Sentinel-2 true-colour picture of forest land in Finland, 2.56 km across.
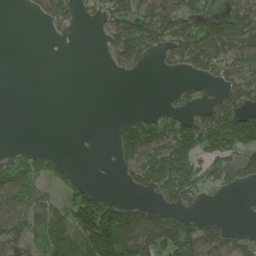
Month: June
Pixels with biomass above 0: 49%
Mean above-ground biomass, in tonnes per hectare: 69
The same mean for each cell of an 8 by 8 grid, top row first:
0 52 18 73 107 120 106 110
0 0 0 61 109 110 142 101
0 0 0 3 4 9 46 95
0 0 0 0 23 43 61 130
8 4 0 31 174 176 141 146
128 75 25 3 117 163 70 56
99 62 140 116 78 57 8 1
80 107 146 216 153 171 108 35
